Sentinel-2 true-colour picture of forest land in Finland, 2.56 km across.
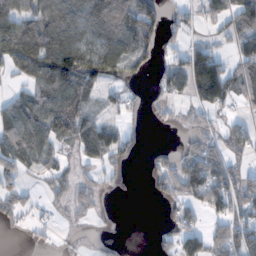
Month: November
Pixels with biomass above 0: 58%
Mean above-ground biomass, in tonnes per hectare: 57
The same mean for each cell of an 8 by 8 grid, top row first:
93 108 108 122 107 28 54 91
111 119 96 103 70 30 48 56
31 120 111 49 13 54 151 74
74 105 97 27 15 12 43 21
64 58 63 73 5 11 45 42
45 32 25 13 9 78 134 62
45 16 27 3 0 33 73 74
1 10 6 9 0 66 76 95
